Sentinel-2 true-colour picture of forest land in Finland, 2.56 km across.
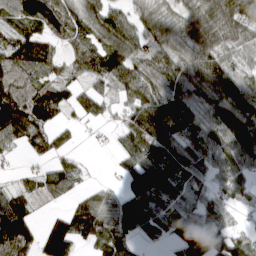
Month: March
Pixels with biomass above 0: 81%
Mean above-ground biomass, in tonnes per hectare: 84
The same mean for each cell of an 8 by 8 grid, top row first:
68 139 85 84 65 66 102 102
87 59 55 96 72 65 95 56
82 47 42 73 83 93 122 95
124 122 56 28 117 132 84 178
47 74 18 18 119 98 80 144
13 65 51 14 135 96 68 86
86 17 83 87 116 71 62 31
174 156 82 142 41 57 163 80
